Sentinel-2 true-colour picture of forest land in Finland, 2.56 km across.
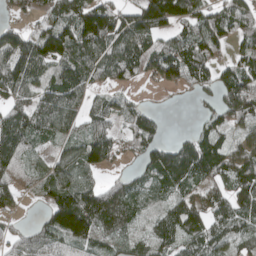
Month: April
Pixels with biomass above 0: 79%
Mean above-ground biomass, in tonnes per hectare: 81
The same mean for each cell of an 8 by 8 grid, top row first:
28 52 132 117 122 110 78 95
109 134 108 107 102 97 89 54
101 72 86 48 38 69 57 109
84 104 74 66 65 1 42 139
113 43 97 84 75 56 94 52
75 70 64 24 55 124 83 110
34 77 177 123 49 77 80 88
44 62 92 65 58 82 80 63
